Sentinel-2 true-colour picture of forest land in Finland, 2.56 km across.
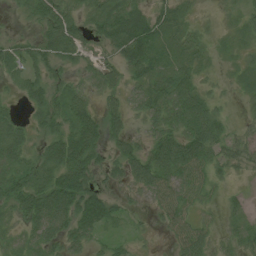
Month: July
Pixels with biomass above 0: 78%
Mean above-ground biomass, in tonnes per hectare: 40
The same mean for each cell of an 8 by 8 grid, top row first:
12 61 43 51 48 46 7 22
37 51 48 41 66 41 26 23
29 45 24 39 43 55 16 24
19 57 49 35 37 51 59 8
50 50 78 32 34 68 65 27
43 58 76 31 59 52 43 10
42 79 78 46 17 58 18 22
18 40 38 24 12 41 36 26
